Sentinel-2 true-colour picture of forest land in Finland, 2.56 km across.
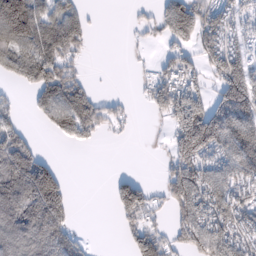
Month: February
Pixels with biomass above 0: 59%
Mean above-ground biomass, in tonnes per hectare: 87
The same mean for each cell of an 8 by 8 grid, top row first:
247 90 58 0 18 142 79 65
139 130 44 0 10 51 77 67
55 106 42 1 18 78 44 144
27 78 139 42 8 124 138 170
111 3 31 4 1 92 158 202
218 148 0 19 12 107 115 140
214 210 2 31 96 76 135 115
209 204 58 0 109 45 135 114
